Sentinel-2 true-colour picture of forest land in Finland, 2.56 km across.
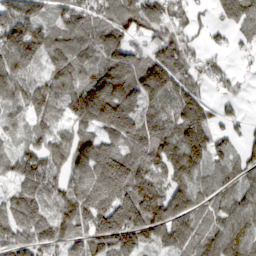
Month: March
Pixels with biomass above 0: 88%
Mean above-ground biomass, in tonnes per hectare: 124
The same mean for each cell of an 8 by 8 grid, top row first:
153 81 137 141 192 136 43 157
181 124 124 153 76 147 54 34
129 84 120 162 143 148 71 38
70 109 149 221 136 158 124 42
57 112 124 127 171 165 177 51
97 134 119 253 169 122 67 58
115 91 157 219 216 139 67 102
110 99 92 209 126 120 104 110
